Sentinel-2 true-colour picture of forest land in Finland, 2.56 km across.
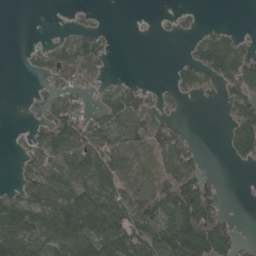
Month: May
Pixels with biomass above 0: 55%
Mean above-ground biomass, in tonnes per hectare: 63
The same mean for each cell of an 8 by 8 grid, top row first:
0 0 11 1 0 21 1 0
1 38 108 21 0 1 116 73
0 37 78 18 8 56 74 132
1 53 63 77 67 24 0 107
14 80 96 76 88 87 1 107
26 78 88 89 74 116 42 1
103 98 150 93 86 134 111 1
135 93 145 117 80 164 197 49
